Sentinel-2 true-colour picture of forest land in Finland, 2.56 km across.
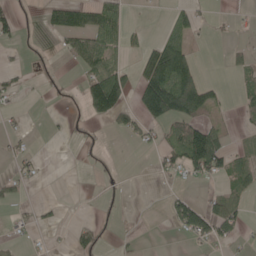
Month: May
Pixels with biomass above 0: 31%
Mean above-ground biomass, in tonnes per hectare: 33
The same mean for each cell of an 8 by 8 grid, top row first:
30 35 68 68 1 29 7 4
12 6 57 55 38 93 1 16
20 15 24 110 102 153 24 19
10 3 12 92 81 127 55 20
13 1 12 1 17 63 128 12
30 3 1 11 0 22 57 40
12 10 1 10 0 61 61 29
8 4 39 8 2 3 48 16
